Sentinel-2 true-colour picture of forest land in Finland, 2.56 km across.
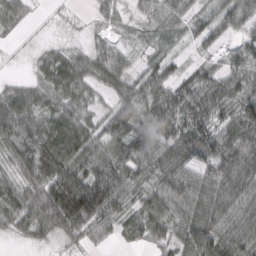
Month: March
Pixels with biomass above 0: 88%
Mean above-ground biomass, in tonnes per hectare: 69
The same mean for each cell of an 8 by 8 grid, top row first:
45 4 5 38 49 60 43 99
5 23 22 39 19 16 39 49
20 52 80 76 65 67 79 83
101 64 61 73 70 99 110 82
88 107 95 74 123 106 106 115
50 104 96 109 58 79 85 103
93 104 159 90 64 77 83 79
18 24 43 25 42 75 99 79
